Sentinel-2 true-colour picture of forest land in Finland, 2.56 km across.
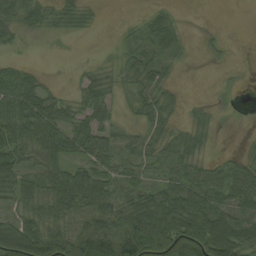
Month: August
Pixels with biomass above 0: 70%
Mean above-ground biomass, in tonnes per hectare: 49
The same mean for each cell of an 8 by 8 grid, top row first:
43 35 32 0 17 16 0 0
13 2 1 11 39 30 6 0
53 10 19 32 49 12 0 3
73 71 41 24 34 16 14 4
68 75 61 58 30 39 17 5
61 65 60 51 33 42 52 54
35 56 66 82 105 105 85 53
114 101 127 147 175 157 143 84
